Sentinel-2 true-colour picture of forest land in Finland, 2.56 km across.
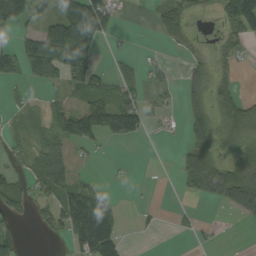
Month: September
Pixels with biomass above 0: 49%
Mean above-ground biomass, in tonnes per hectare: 52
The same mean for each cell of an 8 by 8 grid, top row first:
78 65 224 76 1 80 12 157
50 143 153 7 3 28 13 28
36 62 92 44 35 12 63 20
14 35 81 116 64 16 64 89
23 43 57 17 9 5 69 54
40 83 19 2 0 13 134 109
56 46 129 54 7 13 7 81
43 13 101 121 2 6 10 0
